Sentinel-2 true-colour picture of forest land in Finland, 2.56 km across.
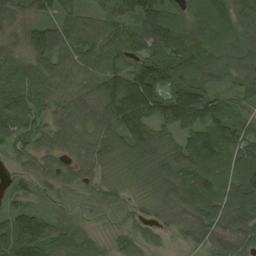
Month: August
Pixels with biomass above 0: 95%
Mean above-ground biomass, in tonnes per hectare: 78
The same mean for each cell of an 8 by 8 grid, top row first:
68 49 54 79 124 72 85 69
56 147 90 76 103 113 80 60
86 80 52 110 160 120 73 60
91 54 76 122 144 138 117 40
58 56 63 83 102 72 106 96
37 62 63 47 60 88 78 78
54 36 36 35 34 76 80 75
129 103 65 29 42 24 75 79
